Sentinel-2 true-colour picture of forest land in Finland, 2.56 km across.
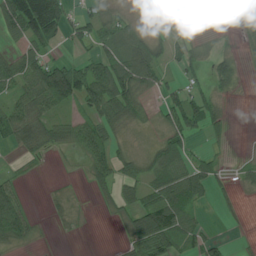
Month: July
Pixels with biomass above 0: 60%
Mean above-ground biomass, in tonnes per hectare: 41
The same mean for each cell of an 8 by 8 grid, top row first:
113 139 34 37 17 45 35 38
27 42 22 52 69 27 12 15
62 112 89 104 74 18 34 23
60 52 25 75 24 64 52 0
42 37 53 41 6 43 12 0
14 1 3 54 41 82 42 14
107 5 3 19 60 101 9 12
48 1 1 2 91 52 32 3
